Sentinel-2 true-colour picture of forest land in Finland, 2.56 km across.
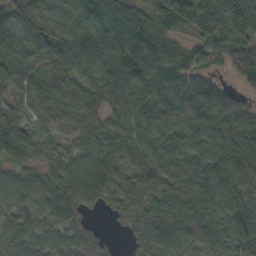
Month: October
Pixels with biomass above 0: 93%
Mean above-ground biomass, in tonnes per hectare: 77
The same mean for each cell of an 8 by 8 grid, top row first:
91 69 74 94 77 128 105 98
117 96 120 100 93 46 73 73
75 97 55 93 105 84 53 44
43 57 83 82 85 94 108 82
85 50 68 69 74 72 87 126
54 60 86 86 67 65 87 95
71 71 51 28 59 71 89 94
70 68 52 11 55 67 81 96
